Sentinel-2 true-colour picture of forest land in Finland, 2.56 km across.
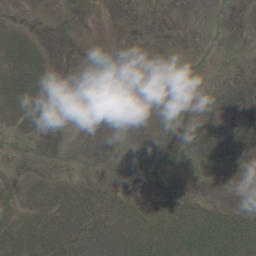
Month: June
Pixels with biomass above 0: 36%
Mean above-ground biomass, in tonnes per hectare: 20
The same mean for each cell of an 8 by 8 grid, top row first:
6 4 1 0 0 0 4 6
37 10 1 0 0 0 8 4
61 24 0 0 0 3 7 0
36 21 0 0 5 10 5 3
5 3 1 2 1 13 4 0
5 12 8 5 7 4 3 0
17 37 52 55 34 53 47 20
57 49 55 77 84 87 101 103
